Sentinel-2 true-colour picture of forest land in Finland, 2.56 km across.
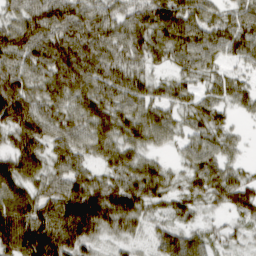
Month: March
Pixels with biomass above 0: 92%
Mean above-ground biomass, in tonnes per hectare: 56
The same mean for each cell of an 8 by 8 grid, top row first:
46 79 68 55 64 79 51 52
77 74 85 60 62 63 56 55
72 67 78 67 42 33 34 31
88 62 57 61 50 34 50 21
51 55 53 60 47 25 49 18
73 49 57 55 75 27 68 40
87 66 105 90 55 42 23 64
87 100 67 24 16 55 38 26
